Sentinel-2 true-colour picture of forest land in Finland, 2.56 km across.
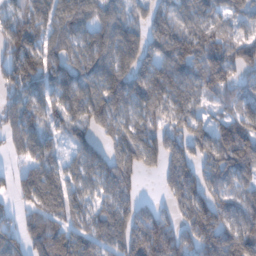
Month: January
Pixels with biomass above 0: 84%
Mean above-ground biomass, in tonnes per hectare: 105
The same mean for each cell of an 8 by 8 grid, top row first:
91 104 124 90 55 88 81 76
176 99 118 152 104 136 139 110
136 110 135 152 119 111 137 90
107 92 119 141 109 101 48 90
93 78 78 77 107 89 104 164
49 108 85 116 42 95 86 99
47 106 72 101 70 79 142 89
74 151 95 111 169 132 145 138
